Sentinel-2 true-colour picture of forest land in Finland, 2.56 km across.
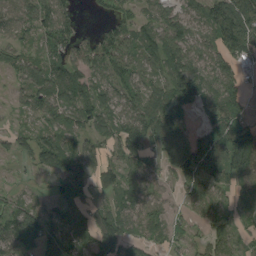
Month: August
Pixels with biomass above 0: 82%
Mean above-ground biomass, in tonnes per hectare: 76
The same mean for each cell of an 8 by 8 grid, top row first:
71 94 35 56 49 80 84 143
40 52 72 120 73 109 62 107
38 112 90 93 63 131 82 53
31 76 89 80 111 114 76 67
46 93 67 72 105 117 167 116
15 45 84 54 60 71 106 75
59 29 62 63 70 28 87 48
93 64 55 106 68 52 66 42
